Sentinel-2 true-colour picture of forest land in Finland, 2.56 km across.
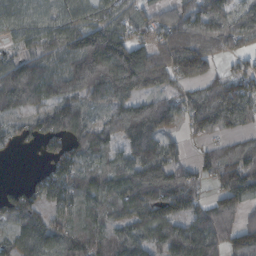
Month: October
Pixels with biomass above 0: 85%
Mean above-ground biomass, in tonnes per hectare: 104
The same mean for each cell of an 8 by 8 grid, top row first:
90 85 94 92 69 110 137 95
52 115 169 221 103 208 151 66
169 130 168 187 185 104 83 104
83 117 112 82 117 74 125 134
40 74 102 82 131 38 37 61
0 86 114 109 164 98 55 137
100 83 77 83 123 106 65 68
76 120 110 103 82 111 110 100
